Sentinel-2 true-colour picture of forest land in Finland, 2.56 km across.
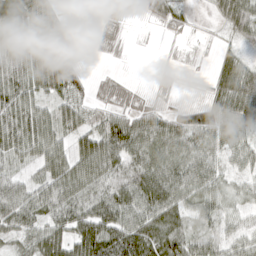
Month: April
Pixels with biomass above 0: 81%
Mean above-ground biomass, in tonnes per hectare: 54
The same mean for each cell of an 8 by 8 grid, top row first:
78 73 3 42 23 33 10 86
61 94 11 13 1 6 5 30
80 95 54 15 2 9 17 70
69 45 58 39 44 36 66 80
61 67 51 92 87 77 57 53
40 58 70 69 88 86 71 34
81 67 68 87 82 65 53 33
36 70 80 97 80 66 43 49
